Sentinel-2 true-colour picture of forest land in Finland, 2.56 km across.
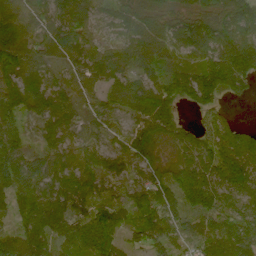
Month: June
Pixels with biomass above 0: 93%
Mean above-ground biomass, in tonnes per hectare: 91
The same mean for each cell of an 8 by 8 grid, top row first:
137 97 98 74 102 82 100 115
126 77 89 75 96 86 113 139
84 62 64 89 79 101 118 99
66 85 54 74 149 86 54 6
86 56 73 32 134 82 87 108
119 78 85 53 56 97 111 106
83 116 48 68 122 89 118 90
96 102 103 87 99 87 113 152
